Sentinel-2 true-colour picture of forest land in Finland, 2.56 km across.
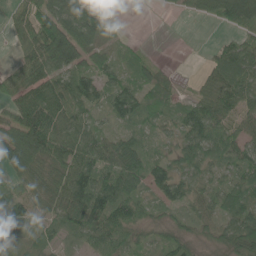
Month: June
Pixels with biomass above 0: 83%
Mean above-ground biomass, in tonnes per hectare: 59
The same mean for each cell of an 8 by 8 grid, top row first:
44 93 87 7 0 6 32 101
25 144 116 27 9 0 10 70
54 77 87 53 46 18 48 75
71 93 67 61 55 37 80 57
95 99 78 62 40 41 72 67
58 70 101 74 76 62 35 48
57 52 112 92 39 44 49 74
48 35 42 71 27 49 35 86
